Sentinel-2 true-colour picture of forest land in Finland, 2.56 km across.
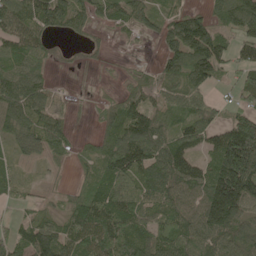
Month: May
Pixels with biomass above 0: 79%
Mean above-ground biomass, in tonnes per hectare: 75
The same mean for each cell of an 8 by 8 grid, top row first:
97 97 59 58 62 51 55 113
81 34 10 8 4 92 126 57
97 33 1 6 31 64 77 51
98 72 4 54 98 53 56 59
51 74 18 80 137 101 80 229
34 10 24 87 81 124 105 246
20 20 85 122 88 86 148 134
71 101 93 129 92 99 86 99
